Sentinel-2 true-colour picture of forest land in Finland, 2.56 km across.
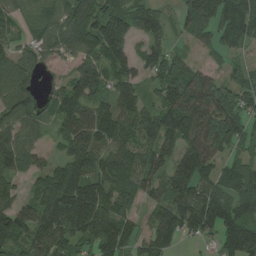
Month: August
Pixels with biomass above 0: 86%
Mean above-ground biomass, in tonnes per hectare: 96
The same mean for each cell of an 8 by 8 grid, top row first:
43 51 145 122 89 37 98 158
56 70 93 149 61 29 53 61
146 22 118 92 63 115 104 53
118 48 117 104 101 163 148 91
101 31 116 104 124 99 160 70
75 89 108 121 94 99 91 104
106 134 153 118 46 136 141 101
111 117 77 110 62 61 40 138
